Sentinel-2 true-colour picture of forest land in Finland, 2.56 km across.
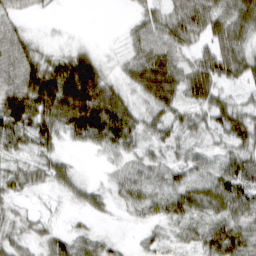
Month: March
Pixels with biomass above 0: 82%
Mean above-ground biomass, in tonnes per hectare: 46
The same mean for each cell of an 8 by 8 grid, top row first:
33 6 0 0 32 50 59 72
68 17 22 5 49 45 39 63
76 109 158 39 61 57 59 40
101 90 152 108 39 36 48 57
45 41 26 56 35 32 26 53
38 38 17 16 40 38 31 66
17 9 19 18 41 54 43 48
40 36 39 16 19 21 66 62
